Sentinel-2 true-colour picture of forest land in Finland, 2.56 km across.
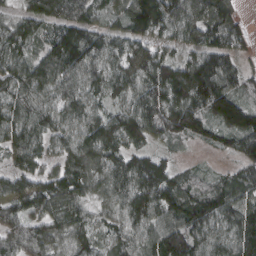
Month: March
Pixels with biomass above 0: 93%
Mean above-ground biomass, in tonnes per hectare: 97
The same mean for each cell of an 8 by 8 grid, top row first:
68 114 109 58 159 107 96 39
99 91 152 91 98 63 93 61
105 118 101 103 111 154 165 70
95 83 101 76 118 153 120 172
93 66 115 113 73 44 44 79
85 74 111 94 134 72 30 62
81 96 80 66 125 111 109 111
78 99 74 67 85 162 105 126
